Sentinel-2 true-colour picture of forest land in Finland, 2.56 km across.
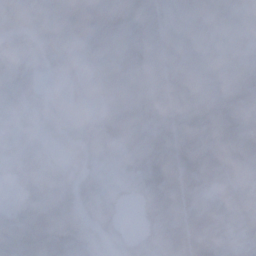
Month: November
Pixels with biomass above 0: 93%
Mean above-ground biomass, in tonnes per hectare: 40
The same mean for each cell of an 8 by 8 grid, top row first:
38 42 67 57 58 36 64 41
25 36 23 34 47 52 29 32
31 8 30 65 30 72 33 44
22 23 17 44 44 53 64 61
24 15 33 24 31 72 58 77
32 34 21 12 34 62 50 46
34 39 25 32 33 46 44 41
49 67 38 15 24 55 59 22
